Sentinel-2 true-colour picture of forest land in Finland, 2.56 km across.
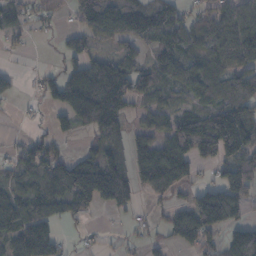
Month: November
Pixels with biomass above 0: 69%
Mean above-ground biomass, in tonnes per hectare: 82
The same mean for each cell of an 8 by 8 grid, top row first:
44 23 65 123 121 72 66 97
18 1 70 32 51 80 76 127
16 44 166 179 88 77 113 114
6 27 156 139 45 57 98 132
21 51 13 57 62 111 162 131
63 120 185 174 95 121 17 147
113 95 88 70 12 58 197 93
84 85 12 6 30 57 55 122
